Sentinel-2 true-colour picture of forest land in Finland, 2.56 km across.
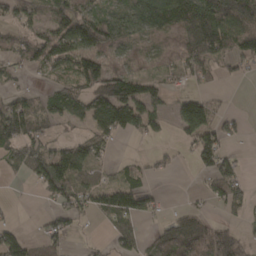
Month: March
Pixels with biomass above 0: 62%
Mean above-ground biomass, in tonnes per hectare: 70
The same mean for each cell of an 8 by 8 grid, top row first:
72 64 97 54 92 144 180 172
63 127 113 80 46 83 149 92
21 19 94 132 63 34 37 24
125 66 76 183 105 56 83 10
106 68 77 27 15 19 93 15
17 137 76 22 38 9 47 41
5 19 59 97 74 19 23 48
71 54 6 34 51 134 126 68
